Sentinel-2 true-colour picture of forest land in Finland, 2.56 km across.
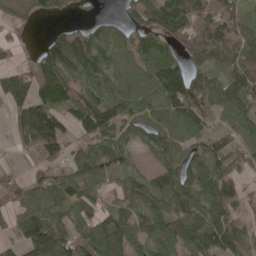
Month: May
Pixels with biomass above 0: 80%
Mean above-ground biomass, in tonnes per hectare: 86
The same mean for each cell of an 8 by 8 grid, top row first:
28 54 19 20 93 130 113 78
23 70 115 105 103 47 110 90
86 143 85 87 114 110 103 106
60 113 139 120 81 117 86 102
30 134 57 94 51 91 78 72
38 66 90 72 63 110 110 58
62 74 71 48 91 103 124 63
45 181 87 129 76 97 109 96
